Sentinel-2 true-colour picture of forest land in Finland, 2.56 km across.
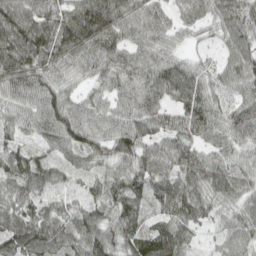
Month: April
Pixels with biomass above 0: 95%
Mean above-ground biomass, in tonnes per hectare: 64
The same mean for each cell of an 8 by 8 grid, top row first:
101 85 60 59 69 31 43 79
77 99 79 88 60 30 13 68
56 67 35 57 73 91 45 72
53 82 64 60 80 60 77 61
43 44 70 67 66 73 53 51
69 68 37 55 72 71 83 58
66 47 51 67 56 79 56 49
91 82 67 75 107 95 17 50
